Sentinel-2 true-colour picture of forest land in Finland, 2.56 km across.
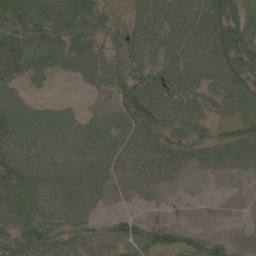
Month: May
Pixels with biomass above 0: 85%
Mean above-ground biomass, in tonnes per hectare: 62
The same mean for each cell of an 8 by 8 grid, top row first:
93 91 89 39 80 102 112 69
91 76 72 49 89 90 108 104
48 19 28 60 83 92 84 90
48 32 18 41 98 83 51 61
66 38 43 56 66 74 63 78
91 51 69 53 59 35 19 26
115 66 70 16 17 6 7 6
76 90 62 54 65 58 59 13
